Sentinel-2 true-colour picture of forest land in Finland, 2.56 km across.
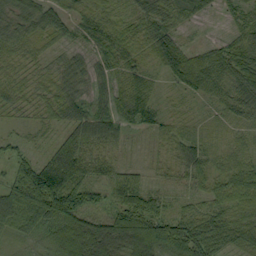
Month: September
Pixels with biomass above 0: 90%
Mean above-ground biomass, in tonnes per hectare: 53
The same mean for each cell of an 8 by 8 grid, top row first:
51 60 42 39 52 33 18 31
45 29 30 57 34 67 40 66
34 33 41 47 47 47 67 85
28 34 51 55 62 12 13 55
19 21 70 40 6 36 27 25
71 148 78 41 21 20 50 68
95 112 108 58 80 21 48 75
19 47 89 107 102 99 88 66
